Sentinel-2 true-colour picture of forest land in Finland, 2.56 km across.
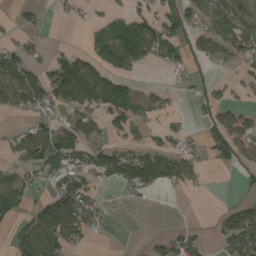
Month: August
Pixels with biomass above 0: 46%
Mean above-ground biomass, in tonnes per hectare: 50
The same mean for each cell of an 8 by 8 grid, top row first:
20 7 15 25 47 62 64 96
50 20 12 114 105 61 63 81
73 80 112 74 13 17 17 34
27 36 56 79 51 20 25 51
44 89 94 51 46 40 25 79
43 43 54 79 109 79 9 8
64 85 94 5 5 0 1 69
48 99 34 2 9 61 20 126
